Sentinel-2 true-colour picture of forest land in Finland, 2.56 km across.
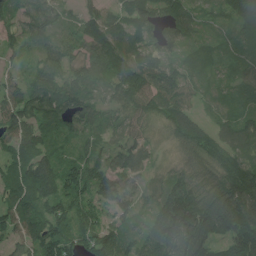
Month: July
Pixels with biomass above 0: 94%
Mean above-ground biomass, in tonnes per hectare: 89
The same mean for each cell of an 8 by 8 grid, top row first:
84 90 58 58 116 92 31 84
53 74 65 124 83 62 45 69
45 79 70 85 121 98 50 68
116 117 107 54 91 93 31 80
92 77 59 51 78 59 87 82
114 128 113 99 66 79 95 135
108 100 93 73 38 159 143 175
70 130 91 97 91 158 118 144
